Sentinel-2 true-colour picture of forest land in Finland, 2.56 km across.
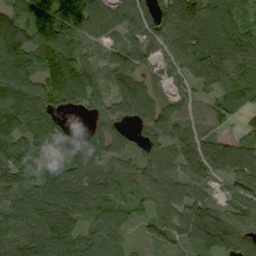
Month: September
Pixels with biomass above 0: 90%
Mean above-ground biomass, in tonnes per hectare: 102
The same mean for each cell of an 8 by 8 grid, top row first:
89 125 208 120 109 147 161 96
141 141 95 67 76 84 148 134
152 63 171 92 85 51 105 93
143 125 50 81 102 104 72 54
117 110 87 96 72 96 101 91
129 102 86 89 79 90 94 110
104 142 106 98 55 99 98 64
98 125 86 65 21 50 151 113
